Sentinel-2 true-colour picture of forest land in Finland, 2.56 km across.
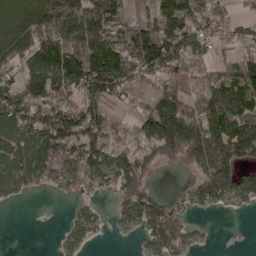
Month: April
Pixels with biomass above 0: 71%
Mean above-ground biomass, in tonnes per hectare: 90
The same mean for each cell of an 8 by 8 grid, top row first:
106 137 146 113 47 122 98 29
140 145 139 123 163 137 57 54
85 175 152 156 129 93 91 141
127 124 124 61 86 137 143 85
108 158 118 100 77 114 137 114
132 94 87 101 90 1 112 94
8 0 31 25 121 49 39 24
0 0 46 4 34 84 7 0
